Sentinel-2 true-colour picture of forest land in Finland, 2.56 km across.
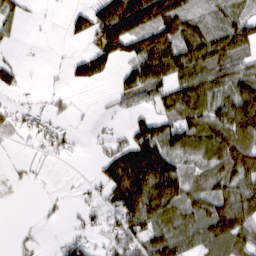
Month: March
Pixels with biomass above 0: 62%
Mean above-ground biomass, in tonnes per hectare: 61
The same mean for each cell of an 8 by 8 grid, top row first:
36 3 38 129 138 110 40 56
11 1 9 127 109 99 108 96
32 3 43 24 102 81 97 81
40 29 4 11 34 79 89 130
12 44 9 39 130 69 88 111
7 3 2 97 152 107 75 114
1 6 18 61 124 84 83 106
5 3 38 46 82 86 70 70
